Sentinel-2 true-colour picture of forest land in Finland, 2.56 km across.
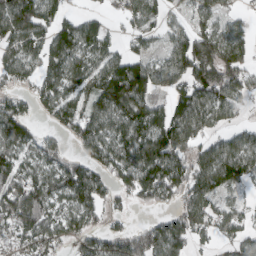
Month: March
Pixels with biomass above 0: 77%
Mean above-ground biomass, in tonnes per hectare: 89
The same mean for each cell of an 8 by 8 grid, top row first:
142 92 45 22 82 28 63 31
94 106 85 45 46 76 143 83
67 88 74 157 113 75 154 98
105 66 89 124 104 98 107 41
99 64 75 110 128 130 67 81
95 96 130 79 134 121 118 93
157 96 102 36 27 68 96 56
77 101 68 88 136 108 45 74
